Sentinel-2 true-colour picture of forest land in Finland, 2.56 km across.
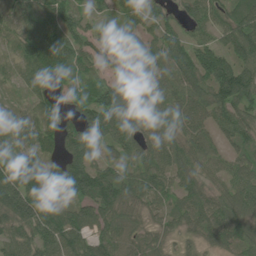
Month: June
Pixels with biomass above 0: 91%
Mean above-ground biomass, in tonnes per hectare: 78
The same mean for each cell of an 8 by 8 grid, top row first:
41 77 50 41 59 46 77 99
50 140 76 41 41 90 84 105
32 84 63 60 72 77 115 134
43 75 70 117 85 68 73 77
71 70 117 70 66 71 51 65
143 147 163 80 72 68 42 71
139 134 73 92 51 57 69 82
70 91 84 75 52 29 45 92
